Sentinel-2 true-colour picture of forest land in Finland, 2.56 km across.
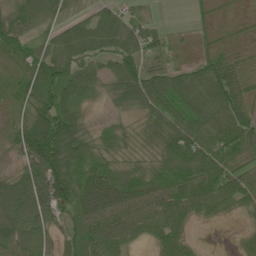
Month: June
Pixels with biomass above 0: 85%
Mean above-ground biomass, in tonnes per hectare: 66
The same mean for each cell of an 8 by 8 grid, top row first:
72 56 33 60 31 0 18 10
54 53 78 73 79 17 29 19
56 113 95 61 110 76 100 81
42 124 52 19 47 69 83 86
54 161 97 39 27 91 89 101
57 132 88 73 57 71 82 68
101 94 85 99 88 83 57 35
71 46 80 84 35 65 1 15
